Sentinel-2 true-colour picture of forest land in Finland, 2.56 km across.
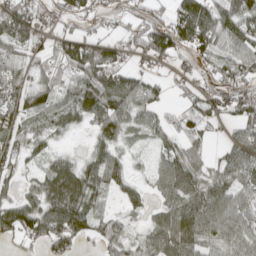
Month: April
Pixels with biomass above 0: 76%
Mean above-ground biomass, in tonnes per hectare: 52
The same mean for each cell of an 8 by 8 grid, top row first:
82 37 43 25 44 61 76 83
46 43 79 42 65 66 60 60
42 43 76 82 37 15 32 70
54 60 65 87 44 27 46 54
43 27 3 52 16 43 26 47
28 57 69 52 15 89 52 54
65 74 77 13 28 76 79 57
36 81 48 44 37 101 58 60
